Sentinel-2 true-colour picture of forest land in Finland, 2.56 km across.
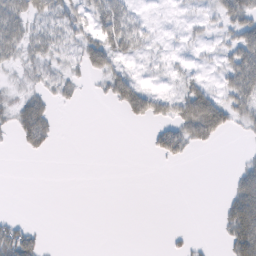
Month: February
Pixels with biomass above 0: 34%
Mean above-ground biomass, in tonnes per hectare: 20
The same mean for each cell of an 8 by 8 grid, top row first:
47 33 27 51 7 4 13 47
37 32 32 44 15 5 8 56
8 27 16 34 6 10 11 63
33 31 1 3 41 39 84 37
12 20 0 0 4 51 20 3
0 0 0 0 0 0 0 34
0 0 0 0 0 0 0 72
61 5 0 0 0 6 3 68
